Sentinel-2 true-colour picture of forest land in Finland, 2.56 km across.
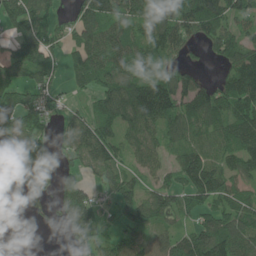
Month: June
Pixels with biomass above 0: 75%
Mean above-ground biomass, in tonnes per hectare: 94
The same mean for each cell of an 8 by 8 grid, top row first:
113 93 87 122 128 124 167 78
94 108 92 133 102 84 50 97
106 87 65 109 111 122 43 131
159 76 46 110 145 97 106 105
109 42 124 101 90 68 82 108
74 73 66 79 55 69 157 92
39 49 125 54 125 95 87 98
10 0 88 71 83 92 157 147
